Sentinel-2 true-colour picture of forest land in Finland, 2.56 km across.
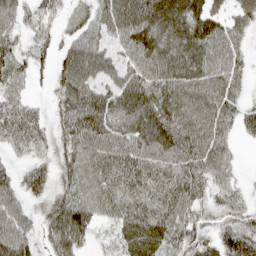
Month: April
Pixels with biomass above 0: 90%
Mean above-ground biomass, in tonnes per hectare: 60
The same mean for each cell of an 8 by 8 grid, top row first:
49 38 32 76 87 88 71 50
46 42 68 52 88 78 81 40
48 32 85 61 73 80 74 39
62 29 85 71 85 81 80 49
44 41 80 76 78 79 85 16
34 45 76 58 64 61 64 17
49 44 77 55 59 72 44 41
73 43 56 38 74 66 42 87
